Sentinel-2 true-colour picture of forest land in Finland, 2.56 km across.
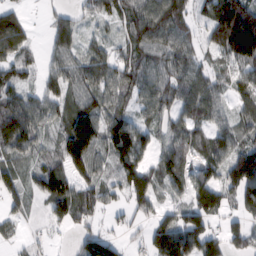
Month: February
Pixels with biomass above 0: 82%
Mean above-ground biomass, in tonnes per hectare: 82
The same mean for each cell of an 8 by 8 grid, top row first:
72 27 40 52 123 125 85 187
102 40 55 45 91 100 61 163
75 50 85 75 86 97 74 81
115 67 117 77 47 75 77 65
103 40 186 110 72 80 74 75
69 121 95 45 109 101 64 142
47 69 94 34 58 57 137 58
29 17 51 60 40 178 103 72
